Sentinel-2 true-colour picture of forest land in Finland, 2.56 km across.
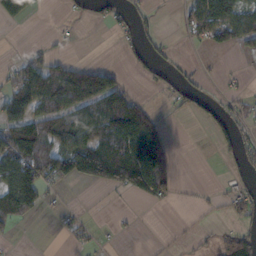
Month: November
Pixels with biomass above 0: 42%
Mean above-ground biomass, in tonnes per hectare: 48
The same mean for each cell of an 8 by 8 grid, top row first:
54 0 11 30 29 13 98 80
3 14 2 1 37 15 32 35
58 113 120 59 15 34 12 8
87 92 95 107 57 17 40 37
137 95 106 114 125 11 3 48
158 86 85 108 147 37 0 33
105 23 13 4 10 8 13 58
8 0 19 8 1 7 9 70
